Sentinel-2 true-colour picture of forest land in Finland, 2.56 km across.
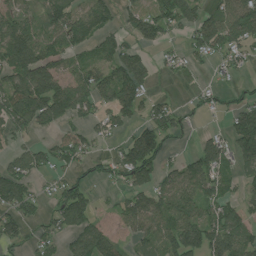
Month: July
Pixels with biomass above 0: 66%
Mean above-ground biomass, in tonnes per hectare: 87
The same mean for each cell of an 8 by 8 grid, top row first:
85 93 88 64 99 126 95 143
190 94 76 85 52 29 107 88
109 171 110 114 83 14 16 26
143 145 86 87 74 67 32 84
48 53 84 30 159 26 83 118
102 42 39 47 109 82 126 52
102 36 136 31 109 139 82 60
66 64 95 85 77 148 134 110
